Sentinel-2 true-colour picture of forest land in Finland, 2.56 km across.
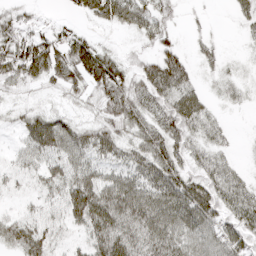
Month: April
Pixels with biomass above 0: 82%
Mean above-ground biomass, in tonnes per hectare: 47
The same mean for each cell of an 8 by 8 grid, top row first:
31 7 27 58 51 15 6 23
67 73 76 16 17 38 20 6
43 37 50 83 62 86 11 17
18 38 18 51 53 70 29 5
19 98 74 58 58 57 33 4
27 52 68 49 60 68 47 26
20 41 100 81 78 81 76 61
52 55 27 88 60 82 59 64
